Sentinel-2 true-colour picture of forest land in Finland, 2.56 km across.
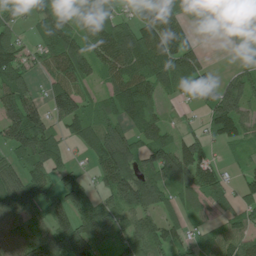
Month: July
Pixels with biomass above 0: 78%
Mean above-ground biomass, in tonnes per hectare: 84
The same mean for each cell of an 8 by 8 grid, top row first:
40 76 60 61 77 98 73 50
90 77 74 147 133 140 12 32
136 52 80 78 117 114 69 76
165 95 102 69 100 10 69 95
96 106 52 132 82 85 56 42
76 68 55 148 100 115 87 34
92 78 109 86 96 52 58 58
78 119 164 69 101 68 44 82
